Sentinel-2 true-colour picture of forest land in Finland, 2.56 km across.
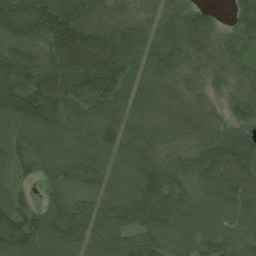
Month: July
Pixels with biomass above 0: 96%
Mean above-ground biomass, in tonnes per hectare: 125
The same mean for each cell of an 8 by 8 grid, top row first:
220 202 156 101 64 113 60 104
134 144 239 186 116 137 107 90
172 161 170 172 104 88 71 74
159 168 120 121 118 113 74 86
110 130 119 114 139 87 126 142
60 86 118 115 164 117 131 160
104 104 91 145 162 133 99 126
159 151 119 133 104 92 110 96
